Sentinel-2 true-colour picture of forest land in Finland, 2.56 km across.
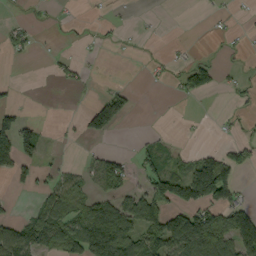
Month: September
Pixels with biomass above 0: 36%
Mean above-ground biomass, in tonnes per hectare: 43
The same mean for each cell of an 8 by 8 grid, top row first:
12 9 3 6 2 0 6 5
28 8 10 5 2 5 2 6
7 4 23 11 5 19 55 18
33 0 15 100 9 5 1 9
89 14 6 2 19 16 9 38
10 21 29 78 44 87 93 52
1 84 68 108 111 76 92 84
107 113 131 211 105 155 150 129
